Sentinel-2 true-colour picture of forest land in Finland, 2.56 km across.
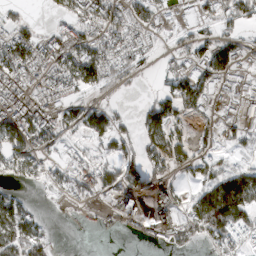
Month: March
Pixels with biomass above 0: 65%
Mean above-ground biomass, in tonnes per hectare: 63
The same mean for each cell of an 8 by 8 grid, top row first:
29 16 86 82 65 34 41 71
113 89 95 80 44 41 74 49
101 89 95 55 10 80 72 51
117 88 66 53 56 86 36 39
92 64 35 61 73 91 36 47
47 48 76 62 90 48 60 106
65 5 18 67 68 90 148 115
92 39 0 2 32 67 59 53
